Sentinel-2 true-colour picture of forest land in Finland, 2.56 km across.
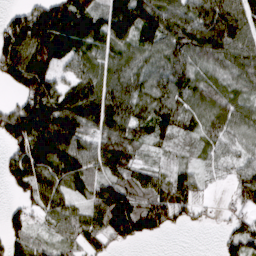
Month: March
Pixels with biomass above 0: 85%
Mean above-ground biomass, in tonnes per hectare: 107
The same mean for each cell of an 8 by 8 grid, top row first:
66 169 171 152 190 146 182 138
144 163 101 102 80 133 153 114
106 128 98 116 91 125 87 90
134 192 160 169 102 124 98 88
114 184 122 146 65 49 65 53
108 154 115 104 78 84 36 82
38 87 61 202 132 118 27 62
79 45 80 85 53 0 0 91
